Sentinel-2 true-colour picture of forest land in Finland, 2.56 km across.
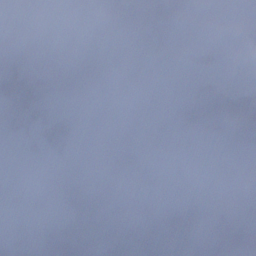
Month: December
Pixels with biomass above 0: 51%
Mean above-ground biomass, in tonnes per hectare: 46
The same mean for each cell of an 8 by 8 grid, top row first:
100 72 66 49 83 71 5 4
78 119 23 42 65 24 23 8
124 51 24 18 24 1 19 2
83 45 4 11 24 79 96 91
20 59 5 12 47 23 8 27
5 1 27 31 77 8 0 0
18 0 107 52 79 41 87 19
54 54 154 58 69 82 116 92
